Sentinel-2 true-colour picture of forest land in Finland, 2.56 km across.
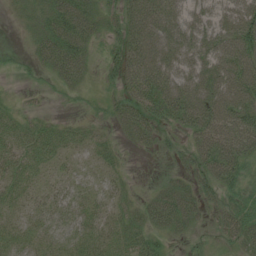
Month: July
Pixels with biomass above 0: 82%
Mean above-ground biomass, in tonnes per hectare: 45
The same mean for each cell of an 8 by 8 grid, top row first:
14 48 70 29 108 75 57 82
6 58 65 28 103 90 76 94
7 20 38 25 91 83 82 95
17 7 8 28 54 73 102 91
32 41 24 18 31 15 81 91
35 18 18 17 1 23 48 49
23 27 30 27 36 70 27 41
28 25 30 33 41 17 12 41
